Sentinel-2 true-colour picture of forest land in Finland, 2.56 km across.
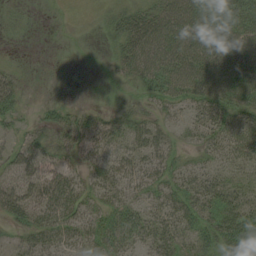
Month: August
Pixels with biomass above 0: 72%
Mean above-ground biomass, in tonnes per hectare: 29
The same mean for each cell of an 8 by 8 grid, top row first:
2 0 0 14 37 52 53 48
1 1 1 10 52 54 52 52
25 1 1 6 29 45 51 49
35 18 22 17 19 16 39 37
25 32 35 31 32 15 25 39
36 38 24 30 30 27 28 19
49 39 32 35 27 36 33 40
14 32 30 42 26 29 35 72
